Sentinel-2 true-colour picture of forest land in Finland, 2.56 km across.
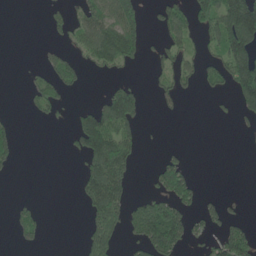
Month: June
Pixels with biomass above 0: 33%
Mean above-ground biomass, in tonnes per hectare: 47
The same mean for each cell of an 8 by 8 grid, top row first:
0 16 44 94 55 63 79 212
0 14 39 119 45 52 32 174
0 47 28 18 5 50 36 137
3 28 39 137 33 8 3 40
42 0 79 121 19 3 0 1
5 0 41 131 5 112 0 0
22 3 14 108 82 85 34 7
16 7 17 61 83 106 37 91
